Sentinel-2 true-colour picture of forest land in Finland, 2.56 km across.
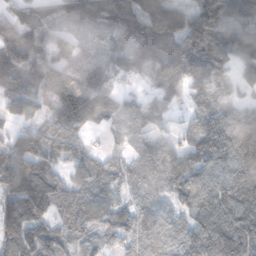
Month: November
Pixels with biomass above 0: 90%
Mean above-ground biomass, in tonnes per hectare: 100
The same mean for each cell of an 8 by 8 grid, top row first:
86 47 112 120 161 172 171 123
161 114 69 87 127 152 149 140
121 136 131 86 55 120 88 55
76 76 140 64 65 27 72 74
87 105 74 21 65 60 138 151
150 117 74 71 69 108 97 104
122 107 124 85 67 59 105 102
124 118 62 50 78 56 133 113
